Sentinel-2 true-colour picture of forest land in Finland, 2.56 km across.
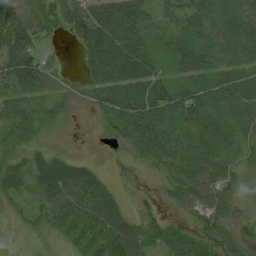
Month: August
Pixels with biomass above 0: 89%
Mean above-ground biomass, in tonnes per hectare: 47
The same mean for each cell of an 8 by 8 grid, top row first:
75 49 80 99 61 53 49 50
110 27 40 95 59 35 52 53
79 48 27 83 79 37 50 62
53 30 9 56 85 53 52 41
62 15 3 18 58 33 44 36
39 60 52 10 11 36 44 31
17 50 74 45 13 19 41 27
12 23 63 78 47 56 47 29
